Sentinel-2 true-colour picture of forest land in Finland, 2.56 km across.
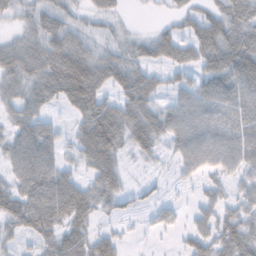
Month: November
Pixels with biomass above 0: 75%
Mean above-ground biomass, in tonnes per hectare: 44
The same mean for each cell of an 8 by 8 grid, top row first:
24 38 29 26 2 19 36 56
44 54 56 36 34 46 61 72
45 64 87 41 45 23 55 69
39 27 53 58 52 55 66 50
54 62 36 75 38 42 65 60
46 77 28 45 9 13 28 32
64 85 67 27 17 18 35 36
19 41 57 40 5 8 53 66
